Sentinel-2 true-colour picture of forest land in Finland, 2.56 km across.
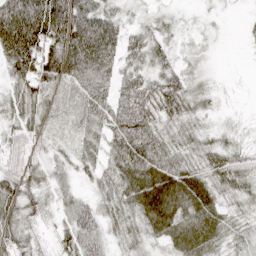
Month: April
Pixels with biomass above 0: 89%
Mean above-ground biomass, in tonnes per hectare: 40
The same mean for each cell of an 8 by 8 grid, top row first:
96 114 70 35 13 13 8 5
102 71 86 59 49 18 9 3
44 63 51 34 40 37 12 1
39 34 42 47 50 43 19 5
30 22 27 45 70 34 28 24
49 27 20 40 73 68 45 45
45 31 37 30 64 63 54 24
41 18 51 21 29 44 53 25
